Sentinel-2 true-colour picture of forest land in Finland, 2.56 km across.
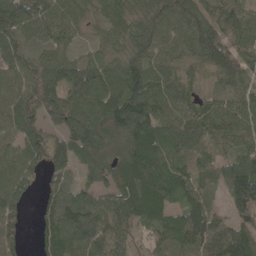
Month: May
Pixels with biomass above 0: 90%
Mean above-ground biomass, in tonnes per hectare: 90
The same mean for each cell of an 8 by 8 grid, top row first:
118 90 61 73 72 84 79 81
97 66 30 61 82 70 108 82
87 103 93 104 111 71 34 85
86 76 111 122 129 94 81 97
72 68 124 93 124 82 82 74
95 54 47 83 146 92 66 146
71 66 119 124 123 59 65 145
58 67 131 140 76 108 102 127
